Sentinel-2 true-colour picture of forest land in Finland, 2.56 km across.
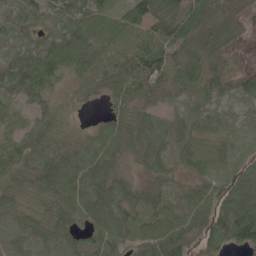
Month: May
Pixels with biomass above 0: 93%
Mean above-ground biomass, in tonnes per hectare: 55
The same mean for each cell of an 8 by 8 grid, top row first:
62 53 67 50 92 82 67 51
53 72 72 63 88 88 77 27
84 63 43 76 75 57 61 37
33 32 8 33 42 23 40 15
55 52 42 61 65 46 48 17
39 76 63 54 29 32 55 60
43 38 55 69 54 47 83 88
48 54 50 64 57 70 67 69
